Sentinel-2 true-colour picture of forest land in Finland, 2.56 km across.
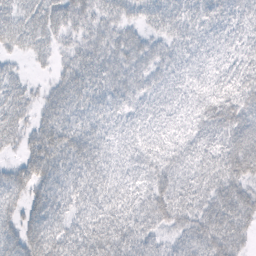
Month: February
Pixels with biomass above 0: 92%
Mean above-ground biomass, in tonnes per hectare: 41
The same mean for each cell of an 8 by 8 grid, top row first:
42 49 46 30 24 31 32 30
29 27 37 46 43 28 20 26
26 16 50 44 40 27 25 38
38 36 38 34 27 24 40 52
23 62 61 34 32 31 36 54
41 53 53 40 39 48 41 52
33 59 40 48 51 62 46 61
52 59 56 56 47 37 66 40
